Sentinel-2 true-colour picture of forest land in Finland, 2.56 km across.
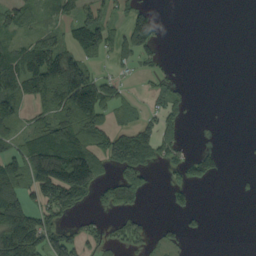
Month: September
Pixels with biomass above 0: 46%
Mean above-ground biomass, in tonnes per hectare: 58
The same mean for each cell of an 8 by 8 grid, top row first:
66 26 65 38 64 0 0 0
56 88 79 54 65 0 0 0
114 140 146 36 18 32 0 0
61 77 161 49 30 54 0 0
50 134 122 113 112 64 7 1
102 178 221 47 59 35 62 8
127 103 52 54 18 32 7 0
200 115 65 43 44 29 6 0
